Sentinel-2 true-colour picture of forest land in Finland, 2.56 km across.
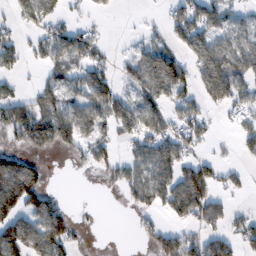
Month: February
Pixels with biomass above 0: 55%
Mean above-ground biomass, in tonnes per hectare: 62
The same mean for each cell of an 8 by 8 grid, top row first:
30 51 16 8 7 63 81 38
68 49 94 13 57 45 88 82
38 48 68 57 98 106 99 81
119 97 78 86 82 49 26 49
54 58 53 40 72 81 23 41
190 27 5 36 76 88 85 29
123 110 3 0 39 91 116 16
137 156 18 0 21 88 80 65
